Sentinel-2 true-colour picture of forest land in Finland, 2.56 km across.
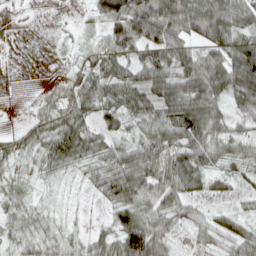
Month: April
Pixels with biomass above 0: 83%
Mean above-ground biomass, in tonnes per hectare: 56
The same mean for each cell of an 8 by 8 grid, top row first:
4 1 9 92 127 129 132 79
0 3 21 76 77 74 67 80
0 6 35 71 78 87 114 121
2 46 54 49 66 125 101 46
33 63 83 34 59 75 88 55
31 30 21 62 79 86 47 32
32 18 6 50 82 64 27 19
29 36 26 78 138 24 39 74
